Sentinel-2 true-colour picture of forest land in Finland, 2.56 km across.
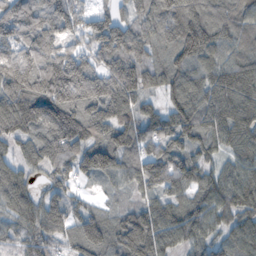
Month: November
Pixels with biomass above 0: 93%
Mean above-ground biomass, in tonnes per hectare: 108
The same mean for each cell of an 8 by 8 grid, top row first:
88 82 85 71 94 137 132 101
76 105 63 119 95 113 136 85
149 167 166 159 114 106 123 151
152 161 143 129 86 126 132 142
66 118 121 127 100 101 83 106
107 52 58 76 121 129 83 117
125 112 55 38 95 100 116 116
51 78 105 99 166 97 91 116
